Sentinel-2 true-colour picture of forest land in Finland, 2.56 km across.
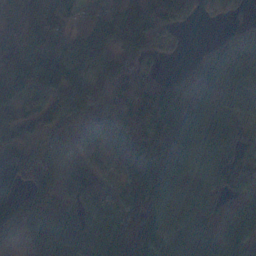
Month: November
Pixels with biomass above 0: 88%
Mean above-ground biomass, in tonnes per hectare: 104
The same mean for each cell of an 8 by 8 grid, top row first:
91 179 82 150 180 101 50 40
126 136 143 121 104 23 35 108
123 123 101 131 131 71 121 132
40 38 116 142 159 172 130 91
37 80 108 106 137 172 111 100
165 149 83 42 141 157 104 89
111 97 88 49 108 76 70 58
31 110 153 109 101 83 81 91
